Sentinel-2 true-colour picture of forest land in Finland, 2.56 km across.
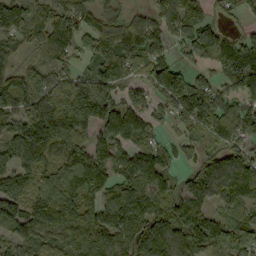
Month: September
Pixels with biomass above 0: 87%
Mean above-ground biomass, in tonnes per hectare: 121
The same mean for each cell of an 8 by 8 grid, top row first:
118 84 111 77 55 159 80 47
54 123 92 143 159 65 120 138
127 105 103 113 80 166 65 165
131 201 252 146 106 98 156 102
88 159 135 131 99 49 63 100
125 142 232 109 152 59 102 139
122 182 160 142 159 140 84 106
99 102 178 148 147 119 124 131
